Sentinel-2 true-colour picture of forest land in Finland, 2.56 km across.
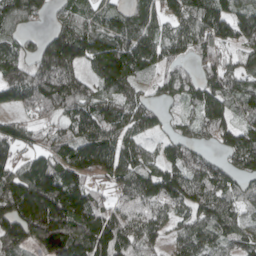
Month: April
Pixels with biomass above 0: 87%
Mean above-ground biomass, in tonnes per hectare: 104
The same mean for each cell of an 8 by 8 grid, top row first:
106 38 68 68 82 75 115 103
73 135 140 144 121 72 64 70
106 162 93 145 56 83 69 82
58 88 107 108 106 33 117 72
99 64 124 117 72 82 51 124
132 179 106 101 118 115 111 78
196 244 177 82 95 81 127 72
117 150 186 167 89 61 92 79
